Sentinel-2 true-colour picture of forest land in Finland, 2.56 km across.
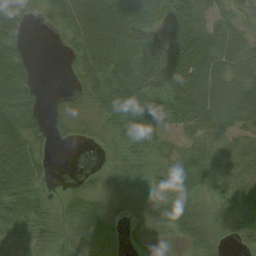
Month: August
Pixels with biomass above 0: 81%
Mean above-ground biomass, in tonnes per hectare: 44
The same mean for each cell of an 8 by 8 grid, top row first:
61 23 95 90 65 61 46 23
32 2 65 85 61 67 66 63
71 0 36 65 69 69 81 61
76 23 20 28 56 56 78 54
78 21 12 11 20 22 41 35
79 14 11 13 22 44 66 38
51 19 50 17 27 48 27 74
22 23 31 21 22 20 38 27
